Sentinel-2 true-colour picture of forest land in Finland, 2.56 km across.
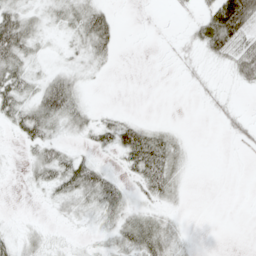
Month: May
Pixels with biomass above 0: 49%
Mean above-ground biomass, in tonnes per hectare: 18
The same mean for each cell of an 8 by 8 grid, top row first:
38 15 31 14 0 6 34 83
51 6 19 19 0 7 34 42
41 22 14 1 0 1 9 21
36 49 25 10 0 0 4 13
7 33 8 30 65 23 0 11
2 31 51 16 40 23 0 0
0 5 20 30 16 8 0 0
17 11 3 17 44 20 0 0
